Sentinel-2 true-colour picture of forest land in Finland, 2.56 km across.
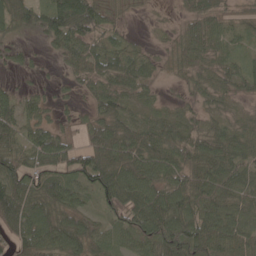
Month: May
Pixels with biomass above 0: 85%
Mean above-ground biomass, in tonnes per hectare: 55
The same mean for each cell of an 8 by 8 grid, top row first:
69 63 105 32 5 12 61 28
22 21 70 54 18 31 54 21
9 6 41 71 50 15 37 47
59 27 18 72 31 29 29 12
58 71 43 89 77 62 60 51
94 75 77 95 74 63 77 54
110 72 46 68 102 90 71 57
60 73 63 46 74 96 86 64
